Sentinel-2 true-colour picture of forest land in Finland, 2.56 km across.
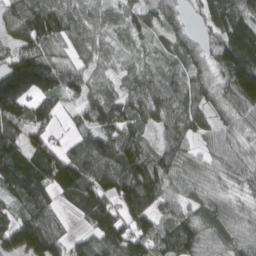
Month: March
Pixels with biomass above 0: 91%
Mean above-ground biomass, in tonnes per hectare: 94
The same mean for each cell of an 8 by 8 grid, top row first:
105 157 113 64 68 57 59 104
79 82 82 39 45 73 65 130
172 119 76 42 64 75 77 115
128 73 59 120 83 80 81 69
115 92 71 154 97 72 46 62
160 138 141 124 155 81 61 64
68 80 103 117 131 68 76 50
130 140 63 162 135 115 81 87
